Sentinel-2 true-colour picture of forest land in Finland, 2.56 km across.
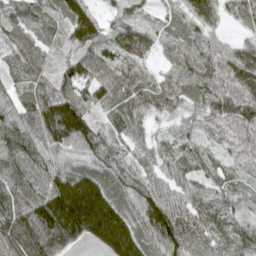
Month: April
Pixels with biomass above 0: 95%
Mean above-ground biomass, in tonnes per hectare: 73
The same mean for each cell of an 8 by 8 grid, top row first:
52 59 98 28 25 41 62 51
65 46 88 61 57 45 56 50
36 57 95 84 61 53 78 85
77 112 112 50 66 38 65 93
75 85 88 72 47 30 31 63
72 90 114 75 51 51 38 37
71 148 199 138 94 79 61 39
116 144 75 149 90 103 71 48
